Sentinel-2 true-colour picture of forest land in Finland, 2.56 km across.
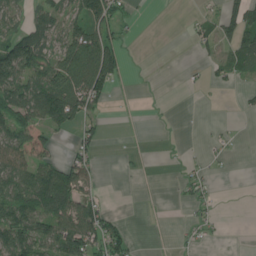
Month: June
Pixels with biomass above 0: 45%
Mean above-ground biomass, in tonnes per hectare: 48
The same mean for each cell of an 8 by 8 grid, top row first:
58 67 73 77 3 0 31 80
123 72 122 83 0 0 25 91
113 100 111 67 0 0 19 28
107 120 82 6 0 0 0 7
86 42 41 1 1 1 15 4
94 102 84 0 6 7 25 0
133 113 96 15 1 2 17 0
153 106 128 90 2 5 15 0
